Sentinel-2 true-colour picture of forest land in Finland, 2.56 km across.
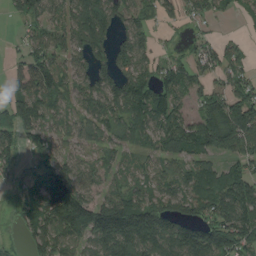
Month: August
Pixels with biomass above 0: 77%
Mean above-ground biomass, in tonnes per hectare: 90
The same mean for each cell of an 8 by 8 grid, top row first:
55 84 105 91 62 37 40 20
18 105 84 81 79 11 45 35
94 139 74 99 100 90 51 70
131 80 63 107 125 86 94 120
90 93 48 67 69 92 98 94
27 156 95 51 50 74 107 95
39 138 151 155 159 105 102 123
15 118 91 176 169 148 163 133
